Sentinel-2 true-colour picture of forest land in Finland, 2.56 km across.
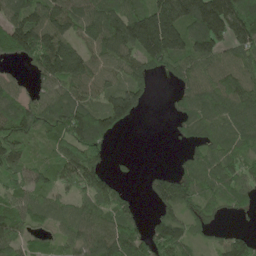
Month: May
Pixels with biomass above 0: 80%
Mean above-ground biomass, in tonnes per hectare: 102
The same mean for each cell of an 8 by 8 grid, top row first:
116 166 114 139 170 212 250 238
127 200 110 107 177 179 143 112
38 111 122 57 69 58 93 108
98 119 151 139 33 42 121 117
136 55 141 29 0 16 90 83
95 68 165 54 21 88 103 79
97 77 72 106 16 101 57 48
99 46 89 127 106 147 35 71
